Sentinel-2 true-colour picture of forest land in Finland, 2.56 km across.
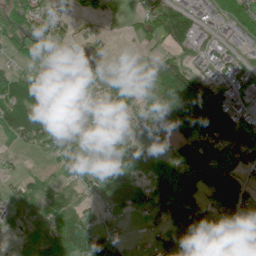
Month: June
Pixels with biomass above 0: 73%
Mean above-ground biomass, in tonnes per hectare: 76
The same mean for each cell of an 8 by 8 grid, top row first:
72 57 41 11 52 127 25 81
50 68 7 10 19 61 34 39
67 45 46 33 72 132 99 76
116 62 98 48 67 192 221 75
23 58 40 86 46 78 114 149
25 24 30 120 80 126 116 69
49 63 39 58 57 125 118 126
36 95 161 97 18 161 163 114
